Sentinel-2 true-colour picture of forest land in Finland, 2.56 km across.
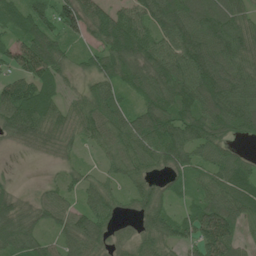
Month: June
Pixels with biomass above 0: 91%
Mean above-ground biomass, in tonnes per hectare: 86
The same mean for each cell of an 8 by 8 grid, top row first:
79 78 121 96 78 120 112 89
82 118 39 133 110 94 121 112
74 100 39 88 110 130 135 115
136 100 74 112 104 122 116 129
43 74 47 71 113 134 97 34
9 8 41 42 62 69 69 100
84 69 60 62 74 42 104 101
103 46 118 55 61 71 132 64
